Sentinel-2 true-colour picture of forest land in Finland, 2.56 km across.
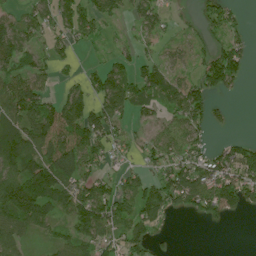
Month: July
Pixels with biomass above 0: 67%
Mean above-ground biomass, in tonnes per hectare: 64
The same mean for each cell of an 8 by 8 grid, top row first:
33 66 79 52 69 17 49 23
82 43 24 18 27 24 39 63
73 40 38 88 85 51 100 50
81 88 97 85 39 73 67 0
93 104 98 54 38 78 40 48
103 121 94 44 46 104 110 135
121 84 95 99 103 50 98 81
58 22 69 64 72 4 0 0
